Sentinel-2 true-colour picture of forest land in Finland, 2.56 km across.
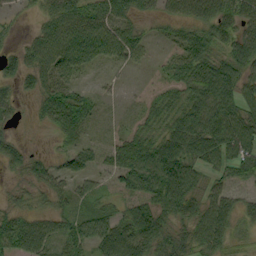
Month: September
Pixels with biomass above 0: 77%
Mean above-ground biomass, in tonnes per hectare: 50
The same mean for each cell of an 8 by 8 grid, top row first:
14 46 68 64 29 38 66 68
22 75 74 62 28 34 61 66
36 47 22 7 2 48 84 65
23 45 61 5 26 65 84 72
27 4 27 27 71 88 95 98
14 42 35 37 101 113 36 42
26 23 22 28 72 73 59 44
72 60 59 94 77 54 75 19
